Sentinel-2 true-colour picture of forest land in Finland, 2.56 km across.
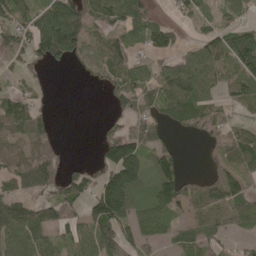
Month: May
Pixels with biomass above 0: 68%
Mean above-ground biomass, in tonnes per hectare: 76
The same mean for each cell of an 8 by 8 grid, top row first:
80 121 127 103 76 27 39 42
71 142 93 96 54 49 89 154
24 7 13 60 67 113 95 98
103 27 0 28 54 100 76 49
85 75 0 116 89 19 34 113
81 82 72 140 105 101 32 75
106 91 61 211 83 91 107 75
98 61 92 108 64 50 60 25
